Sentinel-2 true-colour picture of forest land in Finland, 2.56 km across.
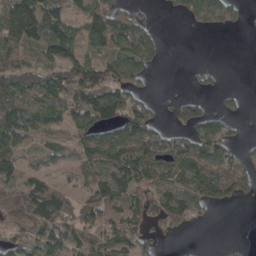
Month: April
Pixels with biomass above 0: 66%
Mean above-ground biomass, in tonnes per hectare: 69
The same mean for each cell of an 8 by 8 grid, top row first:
102 114 79 139 24 29 121 28
88 106 68 98 81 0 0 0
97 81 125 106 48 0 12 0
112 86 107 105 72 39 35 16
69 50 60 101 110 72 104 28
75 43 55 102 95 83 115 91
144 115 66 96 70 108 51 10
55 116 67 101 41 9 0 1
